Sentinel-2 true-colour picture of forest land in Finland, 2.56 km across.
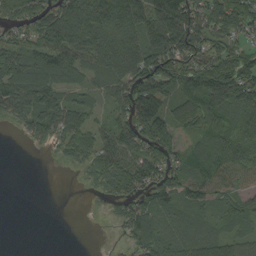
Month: September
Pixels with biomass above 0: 78%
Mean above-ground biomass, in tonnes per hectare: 70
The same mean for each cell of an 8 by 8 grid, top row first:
96 99 122 118 112 132 89 107
73 86 97 120 113 108 78 67
106 92 57 85 110 114 138 147
58 82 74 47 110 80 115 82
2 34 84 73 79 50 59 75
0 0 12 92 85 67 69 49
0 0 0 17 70 60 57 56
0 0 0 2 61 63 76 60
